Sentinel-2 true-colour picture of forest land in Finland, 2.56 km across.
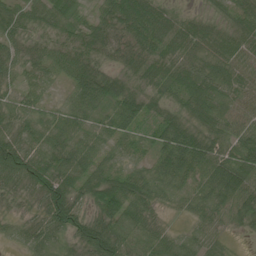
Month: July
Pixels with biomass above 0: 91%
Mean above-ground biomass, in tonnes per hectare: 54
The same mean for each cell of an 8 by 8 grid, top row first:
47 57 32 59 91 39 23 53
38 36 52 38 61 56 51 44
28 36 71 47 50 54 81 44
41 37 54 50 46 43 82 37
85 63 57 37 28 112 68 68
69 81 61 53 53 80 73 90
16 83 48 77 57 19 53 64
28 48 66 95 56 39 38 6
